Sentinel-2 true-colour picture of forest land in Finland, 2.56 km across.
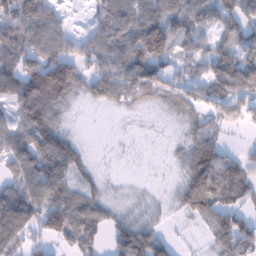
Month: January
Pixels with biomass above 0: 78%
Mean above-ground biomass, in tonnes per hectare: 73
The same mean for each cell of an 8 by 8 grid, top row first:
88 84 1 80 95 84 85 103
82 90 49 85 127 65 61 93
106 191 85 95 100 55 87 131
75 139 6 14 16 39 59 50
97 137 28 2 2 14 96 12
63 134 55 5 2 17 140 85
135 124 103 36 24 26 107 66
103 66 94 70 118 19 30 139
